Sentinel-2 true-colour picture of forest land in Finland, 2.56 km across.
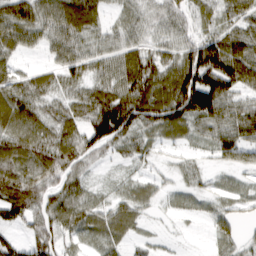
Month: March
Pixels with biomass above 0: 85%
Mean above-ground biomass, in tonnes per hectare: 57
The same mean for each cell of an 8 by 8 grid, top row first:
88 80 93 24 43 53 43 62
57 53 68 52 51 59 100 82
62 43 50 69 94 100 115 88
83 47 57 117 91 87 99 67
69 71 73 72 36 31 33 48
82 68 42 12 25 19 19 19
84 68 63 44 32 19 28 30
42 71 37 45 20 7 17 37
